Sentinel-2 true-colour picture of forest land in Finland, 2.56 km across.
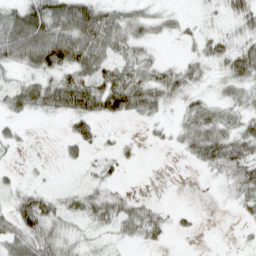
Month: April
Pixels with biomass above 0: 67%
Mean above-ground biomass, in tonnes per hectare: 34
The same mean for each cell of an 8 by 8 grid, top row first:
57 74 101 51 39 20 12 48
68 93 90 49 29 3 38 46
23 42 57 54 45 55 21 51
29 28 55 50 37 18 32 35
17 1 31 11 7 17 70 62
11 4 6 16 1 1 10 68
49 46 34 44 33 8 0 21
44 53 18 13 24 3 0 4
